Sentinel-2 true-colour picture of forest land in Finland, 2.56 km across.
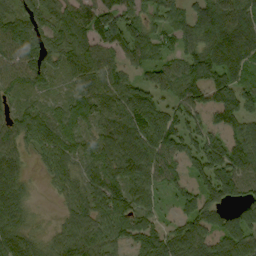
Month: September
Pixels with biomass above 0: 88%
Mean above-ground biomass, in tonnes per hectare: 88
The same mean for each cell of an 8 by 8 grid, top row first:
64 74 98 103 60 72 111 103
98 85 90 95 76 63 110 119
74 54 70 87 57 93 138 86
65 70 103 91 114 82 86 122
84 96 91 106 111 106 120 105
62 46 73 98 106 54 119 133
77 3 85 111 82 51 94 60
94 48 102 86 112 109 85 97
